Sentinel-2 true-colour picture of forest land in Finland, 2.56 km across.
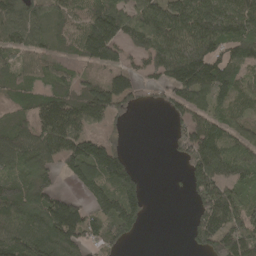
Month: April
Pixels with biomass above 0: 76%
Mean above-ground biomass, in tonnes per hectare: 111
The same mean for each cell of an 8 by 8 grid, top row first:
114 84 97 167 147 167 194 174
93 54 97 123 122 196 157 123
76 71 62 80 54 152 170 107
57 154 145 82 10 64 112 66
120 133 128 64 0 54 178 121
156 108 107 170 26 5 177 138
163 171 91 160 77 0 154 142
158 191 107 87 7 0 150 171
